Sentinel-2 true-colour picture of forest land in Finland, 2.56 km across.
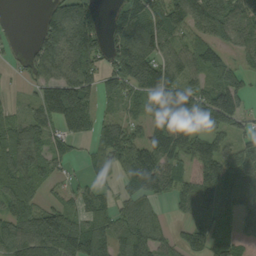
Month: September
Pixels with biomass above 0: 78%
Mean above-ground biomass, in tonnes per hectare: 90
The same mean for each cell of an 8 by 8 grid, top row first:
2 88 138 49 129 109 114 88
14 111 154 85 79 71 107 78
15 102 134 97 139 111 85 77
25 105 139 42 73 180 134 96
70 67 28 109 111 148 93 77
78 54 24 60 177 91 133 107
72 72 58 66 80 32 105 72
110 152 145 93 123 48 83 50
